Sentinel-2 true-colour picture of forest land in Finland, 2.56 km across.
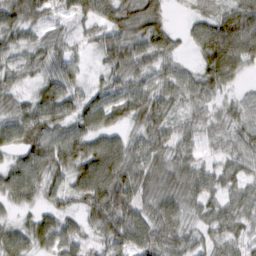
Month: February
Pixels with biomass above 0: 90%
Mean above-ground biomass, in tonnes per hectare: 49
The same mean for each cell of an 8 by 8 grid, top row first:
61 33 36 61 77 5 34 71
44 49 16 60 59 29 70 84
29 40 28 41 48 53 53 26
48 68 49 59 63 34 34 38
50 69 69 58 49 45 23 40
61 60 69 97 61 54 42 38
28 29 36 89 46 49 38 46
58 52 40 52 57 44 29 36
